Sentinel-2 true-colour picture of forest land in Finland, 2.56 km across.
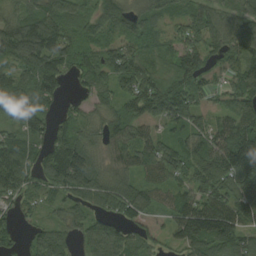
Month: August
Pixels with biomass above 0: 91%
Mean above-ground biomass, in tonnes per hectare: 95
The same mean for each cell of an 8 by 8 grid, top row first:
64 92 65 102 87 51 94 86
118 134 95 84 95 90 106 118
90 116 65 89 116 134 66 85
99 68 53 77 99 120 60 93
90 101 106 86 95 67 110 156
104 111 149 94 67 73 116 140
51 41 78 77 124 88 126 128
41 94 65 105 97 81 162 124
